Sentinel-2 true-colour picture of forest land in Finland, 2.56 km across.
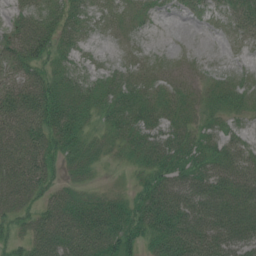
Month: July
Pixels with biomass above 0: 86%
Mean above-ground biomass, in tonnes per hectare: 39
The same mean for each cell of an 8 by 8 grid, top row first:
23 38 31 16 14 7 14 39
49 43 20 5 7 3 1 5
49 50 31 28 26 15 12 18
73 73 43 42 45 31 20 22
68 62 39 28 45 49 30 29
66 47 26 4 28 47 51 55
35 43 60 54 64 72 64 62
26 71 80 67 40 84 67 57
